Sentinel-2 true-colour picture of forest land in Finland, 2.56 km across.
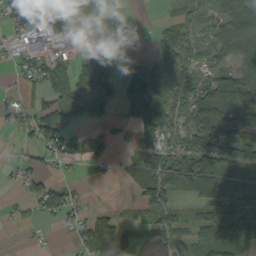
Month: September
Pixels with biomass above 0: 63%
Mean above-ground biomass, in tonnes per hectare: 54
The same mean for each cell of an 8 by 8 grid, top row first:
65 46 30 16 0 35 66 119
37 71 12 55 4 103 55 86
20 68 68 88 116 76 55 80
56 81 63 32 69 42 113 80
15 56 32 27 40 47 114 110
27 39 7 10 73 85 113 57
13 61 26 12 47 47 80 67
1 7 42 96 18 41 87 67
